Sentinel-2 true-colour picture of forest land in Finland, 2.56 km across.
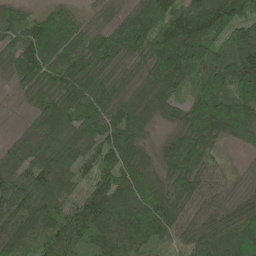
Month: June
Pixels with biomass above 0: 92%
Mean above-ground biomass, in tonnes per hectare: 98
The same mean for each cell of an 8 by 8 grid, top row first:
60 64 30 47 97 120 167 105
91 96 85 95 103 212 123 134
59 96 102 73 73 108 133 147
26 108 122 100 101 64 195 165
56 112 119 122 58 81 101 47
101 132 66 89 90 95 74 13
130 114 85 127 132 93 49 66
109 114 98 116 98 55 112 145
